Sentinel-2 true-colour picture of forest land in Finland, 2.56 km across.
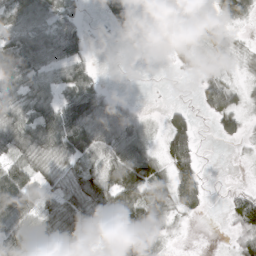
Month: March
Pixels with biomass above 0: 72%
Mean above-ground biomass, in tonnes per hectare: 43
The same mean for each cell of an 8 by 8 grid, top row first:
62 61 32 27 15 26 29 40
63 98 68 2 14 25 29 11
63 51 65 1 0 3 26 13
47 60 92 66 13 21 23 37
66 58 89 58 41 51 0 10
86 32 50 50 83 62 9 1
93 39 61 71 89 34 11 49
76 74 37 78 82 6 0 32
